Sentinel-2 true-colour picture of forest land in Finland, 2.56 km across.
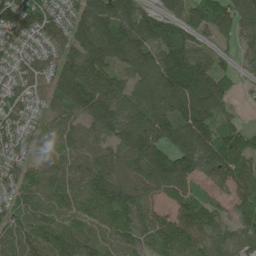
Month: May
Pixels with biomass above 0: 92%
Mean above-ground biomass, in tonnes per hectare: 115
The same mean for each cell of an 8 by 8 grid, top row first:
124 117 103 153 106 74 132 103
68 74 131 175 153 188 52 45
50 78 193 117 114 220 168 31
67 51 112 149 119 140 206 25
75 64 81 105 189 152 176 148
86 102 96 140 121 183 118 126
86 107 117 167 107 77 106 103
112 142 128 108 91 147 108 74
